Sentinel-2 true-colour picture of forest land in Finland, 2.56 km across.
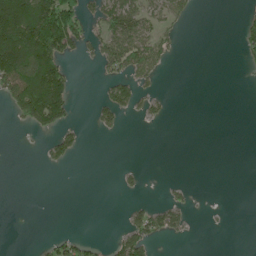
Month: June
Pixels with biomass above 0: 25%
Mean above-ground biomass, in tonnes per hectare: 31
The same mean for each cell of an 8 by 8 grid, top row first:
233 166 76 81 66 45 0 12
143 114 36 80 94 15 0 22
117 114 3 37 39 0 0 1
32 103 2 44 29 1 0 0
1 23 19 0 0 0 0 0
0 0 0 1 10 1 0 0
0 0 0 0 29 44 1 0
0 13 24 18 65 14 0 0
